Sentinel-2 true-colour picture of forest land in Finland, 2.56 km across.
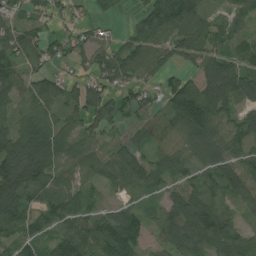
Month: July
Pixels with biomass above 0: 85%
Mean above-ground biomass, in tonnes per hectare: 77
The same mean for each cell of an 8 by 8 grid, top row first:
52 48 18 14 68 157 58 53
92 69 54 53 96 70 84 60
84 81 46 69 53 54 85 94
57 74 75 81 51 106 120 63
114 123 68 35 50 56 100 64
137 100 68 63 91 70 63 93
109 82 92 57 46 100 96 51
74 67 110 151 55 97 105 89
